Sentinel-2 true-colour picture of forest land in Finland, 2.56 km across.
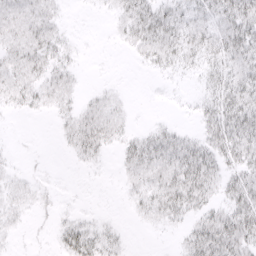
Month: March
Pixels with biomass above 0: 62%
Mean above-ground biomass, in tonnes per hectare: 15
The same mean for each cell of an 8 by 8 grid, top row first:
17 18 1 7 26 19 18 33
17 22 4 1 18 21 22 27
20 21 7 1 0 5 14 25
7 9 18 16 0 2 16 32
1 0 25 14 21 23 23 28
7 2 1 2 20 28 27 22
12 6 3 0 15 28 18 27
3 3 31 14 0 5 36 29
